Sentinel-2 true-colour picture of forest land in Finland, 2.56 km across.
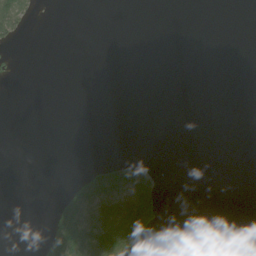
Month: June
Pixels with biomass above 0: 12%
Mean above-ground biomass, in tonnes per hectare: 16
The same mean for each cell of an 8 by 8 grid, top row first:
68 1 0 0 0 0 0 0
9 0 0 0 0 0 0 0
4 0 0 0 0 0 0 0
0 0 0 0 0 0 0 0
0 0 0 0 0 0 0 0
0 0 30 94 54 0 0 0
0 14 124 82 112 0 0 0
0 81 111 169 57 0 0 0
